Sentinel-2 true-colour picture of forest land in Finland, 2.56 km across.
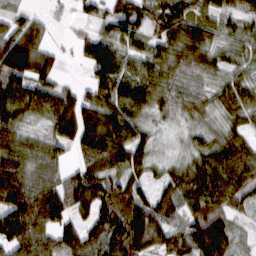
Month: March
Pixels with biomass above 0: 89%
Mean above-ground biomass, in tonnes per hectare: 88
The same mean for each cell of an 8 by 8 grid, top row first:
42 27 27 68 70 101 78 62
157 62 45 88 75 81 93 56
126 69 16 112 115 70 59 65
102 98 127 102 80 51 47 72
80 59 104 124 70 16 63 80
124 72 111 88 53 64 107 107
135 145 92 139 133 85 152 53
132 91 101 120 156 101 182 33
